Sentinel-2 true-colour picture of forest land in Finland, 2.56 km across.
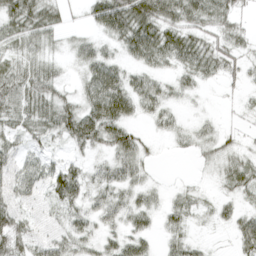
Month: April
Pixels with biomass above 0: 78%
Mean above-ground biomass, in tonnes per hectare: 33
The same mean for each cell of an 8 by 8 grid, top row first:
53 41 9 79 76 54 49 25
30 18 21 17 64 54 40 26
57 46 22 57 33 21 19 17
54 53 57 72 25 16 5 10
28 20 40 54 22 11 21 14
37 45 39 34 21 1 5 43
32 15 30 38 32 28 12 21
54 26 34 23 29 22 5 36
